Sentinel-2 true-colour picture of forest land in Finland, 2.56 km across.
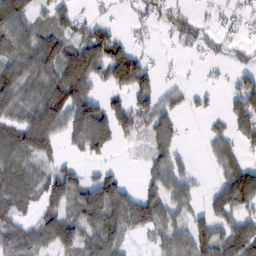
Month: February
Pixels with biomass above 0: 66%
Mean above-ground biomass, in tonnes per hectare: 62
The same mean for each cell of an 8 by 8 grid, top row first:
90 53 33 12 40 52 20 29
84 58 70 106 24 18 33 27
92 61 90 86 96 14 7 44
66 132 111 79 68 51 24 68
81 103 73 47 39 58 27 55
68 49 49 51 33 71 8 107
61 59 91 124 120 57 50 90
59 64 84 73 13 68 85 99
